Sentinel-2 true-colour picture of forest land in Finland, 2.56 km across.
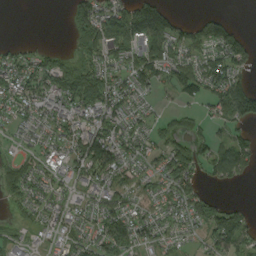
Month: September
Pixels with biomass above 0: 69%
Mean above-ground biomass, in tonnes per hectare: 60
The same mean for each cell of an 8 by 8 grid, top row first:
0 0 94 115 191 36 35 1
26 14 67 123 137 68 85 82
83 72 108 52 76 81 86 62
58 67 83 75 33 28 30 107
19 61 98 116 39 48 46 59
42 42 56 72 44 101 38 54
26 44 36 58 34 45 67 28
40 26 41 91 53 28 54 83
